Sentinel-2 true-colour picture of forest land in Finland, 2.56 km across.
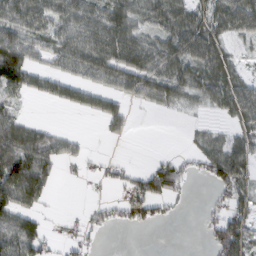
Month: February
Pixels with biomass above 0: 60%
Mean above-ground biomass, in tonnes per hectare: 51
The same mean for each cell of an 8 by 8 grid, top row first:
65 73 75 79 67 79 62 86
88 48 81 97 78 79 78 20
77 47 50 65 89 76 71 51
28 1 29 58 8 17 21 70
101 74 18 7 0 0 48 58
118 66 10 22 54 74 47 78
77 13 7 33 58 10 17 48
96 38 23 1 0 0 31 102
